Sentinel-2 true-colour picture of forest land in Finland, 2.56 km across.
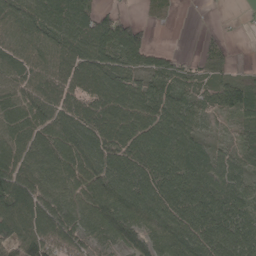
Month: May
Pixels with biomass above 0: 87%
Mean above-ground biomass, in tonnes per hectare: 87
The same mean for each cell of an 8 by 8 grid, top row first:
93 106 96 58 15 6 2 2
70 76 102 107 81 6 31 1
75 84 98 116 64 71 41 38
88 94 94 111 93 103 43 64
103 109 123 103 115 138 54 51
154 89 114 104 110 131 136 78
105 106 86 110 115 117 129 102
100 120 79 72 81 125 126 132
